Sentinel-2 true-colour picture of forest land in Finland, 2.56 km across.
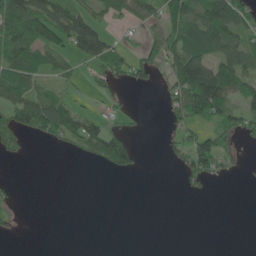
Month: June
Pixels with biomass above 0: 43%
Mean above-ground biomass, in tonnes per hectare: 41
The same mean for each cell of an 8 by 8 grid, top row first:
102 115 84 70 56 56 71 71
91 69 95 54 35 64 92 77
82 31 15 33 28 85 166 93
73 111 42 12 5 46 133 69
29 19 42 76 2 34 82 29
1 0 0 11 4 9 57 8
12 0 0 0 0 0 0 0
2 0 0 0 0 0 0 0
